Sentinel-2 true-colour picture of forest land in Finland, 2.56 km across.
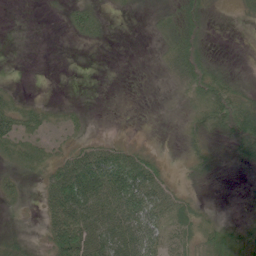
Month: June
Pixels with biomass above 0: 59%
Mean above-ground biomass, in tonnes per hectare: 26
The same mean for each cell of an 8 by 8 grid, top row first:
0 2 37 5 6 33 14 7
0 0 3 1 0 48 13 1
1 0 0 0 1 25 46 18
39 14 9 0 0 6 54 53
42 23 18 21 7 5 22 39
21 37 92 78 66 10 12 2
11 39 91 74 88 33 5 2
22 32 72 86 93 27 38 41
